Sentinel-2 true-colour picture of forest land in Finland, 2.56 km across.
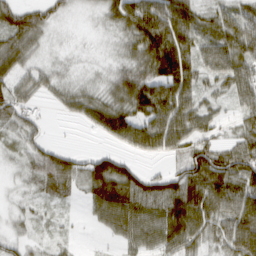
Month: March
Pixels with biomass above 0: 84%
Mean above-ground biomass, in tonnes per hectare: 51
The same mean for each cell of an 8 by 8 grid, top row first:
68 45 8 43 85 83 30 49
74 20 7 14 69 89 45 65
52 36 21 39 75 88 32 57
64 10 49 91 69 81 41 33
26 36 3 26 67 62 54 46
13 73 58 114 45 57 106 73
18 19 12 104 71 85 76 83
29 21 6 19 55 64 41 91
